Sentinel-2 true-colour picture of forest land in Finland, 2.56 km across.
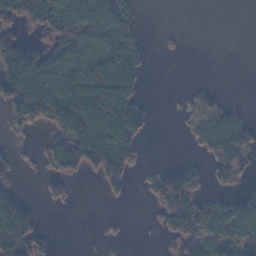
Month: November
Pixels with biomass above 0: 48%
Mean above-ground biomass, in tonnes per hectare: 54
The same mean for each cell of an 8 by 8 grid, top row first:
81 117 135 131 11 0 0 0
99 62 85 115 37 6 0 0
157 119 112 126 23 0 2 0
74 90 116 142 47 7 56 38
9 34 118 110 25 0 64 82
19 37 27 85 12 84 31 34
115 11 1 2 2 89 62 71
98 15 0 6 0 41 95 97
